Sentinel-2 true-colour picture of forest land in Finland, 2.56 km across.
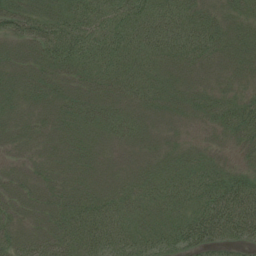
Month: July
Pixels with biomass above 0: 97%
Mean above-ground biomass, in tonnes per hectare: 45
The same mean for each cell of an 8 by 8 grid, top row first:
62 52 61 61 63 58 38 33
33 68 71 65 57 59 55 41
34 41 37 51 51 33 25 23
29 32 47 40 36 32 38 48
26 30 36 32 30 23 19 31
26 31 32 31 38 46 50 41
35 41 56 53 45 46 84 96
39 46 64 59 48 55 70 51
